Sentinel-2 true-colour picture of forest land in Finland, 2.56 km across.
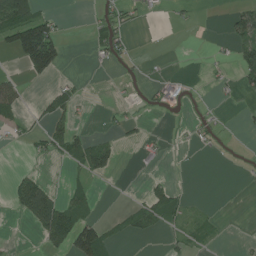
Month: July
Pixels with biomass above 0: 25%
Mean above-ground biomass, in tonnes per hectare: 23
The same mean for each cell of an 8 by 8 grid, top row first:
106 33 0 27 11 5 0 43
79 140 0 33 0 0 3 42
16 25 5 1 6 12 7 30
32 33 13 9 6 4 8 4
8 39 41 28 18 4 12 1
18 10 19 19 6 4 0 1
29 115 37 2 44 41 4 0
1 52 115 29 8 14 14 3
